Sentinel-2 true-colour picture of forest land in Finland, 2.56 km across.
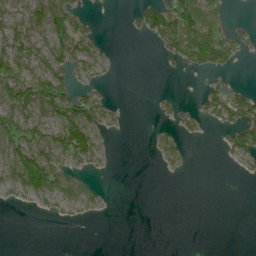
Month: June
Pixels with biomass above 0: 40%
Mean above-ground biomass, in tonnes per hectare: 35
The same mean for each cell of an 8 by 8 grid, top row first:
35 105 36 0 53 94 48 2
46 83 68 6 1 78 117 36
77 106 31 8 0 2 13 3
95 76 100 25 0 22 35 70
90 83 119 6 1 33 2 67
95 133 28 3 0 7 0 7
12 21 34 1 0 0 0 0
0 0 0 0 0 0 0 0
